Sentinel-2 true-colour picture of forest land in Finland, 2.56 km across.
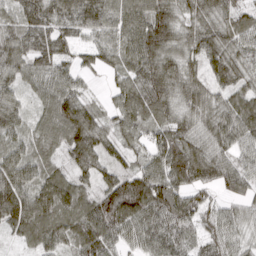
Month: March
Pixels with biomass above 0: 96%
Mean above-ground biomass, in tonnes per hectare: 78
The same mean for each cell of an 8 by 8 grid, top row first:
54 83 84 75 97 76 80 53
76 73 43 65 110 77 92 70
58 62 37 28 100 95 74 75
67 67 126 46 96 76 85 95
59 60 128 69 50 118 93 68
89 67 61 69 92 109 84 82
98 95 83 128 116 116 65 44
32 73 93 79 71 86 64 47
